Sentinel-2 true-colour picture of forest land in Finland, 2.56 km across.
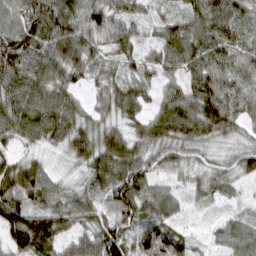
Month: March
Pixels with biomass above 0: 95%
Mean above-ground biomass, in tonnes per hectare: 70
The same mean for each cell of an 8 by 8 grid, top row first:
84 134 90 72 36 45 101 62
132 98 96 55 43 85 82 53
94 80 37 49 47 47 96 64
91 101 56 59 49 114 111 62
40 46 75 73 62 80 48 37
102 59 31 95 92 33 52 42
112 77 72 77 83 39 18 23
90 96 68 120 112 58 18 53
